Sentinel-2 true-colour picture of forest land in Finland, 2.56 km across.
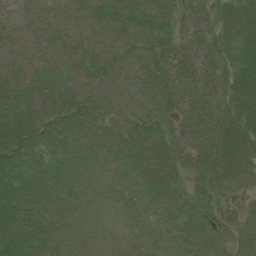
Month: July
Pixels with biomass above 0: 97%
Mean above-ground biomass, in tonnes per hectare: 56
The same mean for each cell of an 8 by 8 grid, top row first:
29 33 45 60 56 44 47 64
49 45 51 63 63 60 54 57
65 56 59 69 67 81 67 64
71 74 64 54 61 58 74 70
77 51 51 50 66 56 69 70
64 53 42 39 57 43 64 54
80 61 40 18 46 43 50 33
82 68 44 19 42 60 72 59
